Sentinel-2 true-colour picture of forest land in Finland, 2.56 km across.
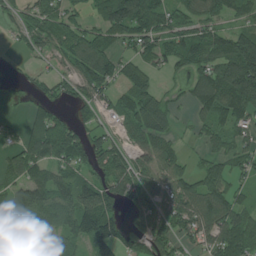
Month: July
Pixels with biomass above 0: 75%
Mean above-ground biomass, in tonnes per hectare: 86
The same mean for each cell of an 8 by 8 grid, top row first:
58 96 43 134 140 65 83 63
24 69 93 59 75 100 138 182
14 37 104 79 55 22 151 240
6 52 29 48 93 32 100 110
49 138 75 63 64 32 51 57
93 71 59 75 79 86 74 52
154 123 143 78 132 102 131 83
162 65 78 135 116 88 107 95
